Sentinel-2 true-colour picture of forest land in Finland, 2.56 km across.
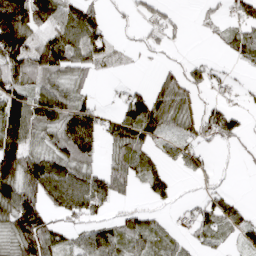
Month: April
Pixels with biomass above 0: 62%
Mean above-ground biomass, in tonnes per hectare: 53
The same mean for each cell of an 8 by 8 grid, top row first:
133 73 89 16 39 21 15 39
104 87 88 26 25 10 4 51
73 52 37 6 7 82 41 8
89 73 90 24 115 78 50 25
99 46 101 44 54 47 33 25
108 116 79 63 59 18 24 4
106 61 86 26 28 18 50 32
63 83 48 74 47 25 32 26
